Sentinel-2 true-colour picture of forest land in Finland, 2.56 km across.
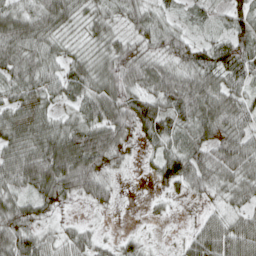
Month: April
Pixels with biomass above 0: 90%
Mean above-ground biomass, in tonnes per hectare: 67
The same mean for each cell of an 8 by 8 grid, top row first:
76 86 47 52 63 28 26 60
95 64 34 67 61 74 55 77
70 64 71 89 78 84 77 68
69 52 61 101 96 67 99 76
83 97 131 116 34 62 89 84
82 119 133 42 11 100 82 83
77 56 14 25 6 11 33 50
102 56 57 22 25 15 101 92
